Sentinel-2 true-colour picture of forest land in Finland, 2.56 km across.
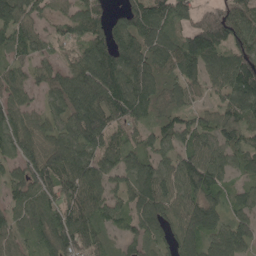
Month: May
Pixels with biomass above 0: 87%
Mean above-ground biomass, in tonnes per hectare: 103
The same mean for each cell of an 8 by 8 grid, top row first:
124 64 105 57 125 117 86 116
87 55 77 135 123 122 167 110
79 81 166 193 149 88 89 152
87 65 145 130 99 76 56 114
107 89 128 93 73 89 95 97
72 136 133 88 114 121 138 44
71 104 143 81 127 118 138 59
78 81 131 44 80 95 86 88
